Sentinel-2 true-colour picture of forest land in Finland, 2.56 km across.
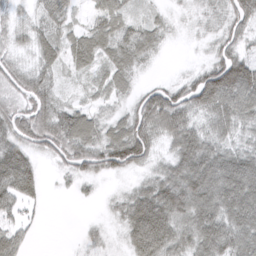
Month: March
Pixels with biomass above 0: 85%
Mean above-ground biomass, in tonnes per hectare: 55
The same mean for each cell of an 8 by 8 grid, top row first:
24 43 14 55 19 11 30 71
32 45 58 48 45 4 22 51
64 45 16 42 11 25 100 125
74 71 47 26 90 97 65 82
71 75 88 85 84 63 67 43
117 9 42 35 27 76 100 108
43 9 2 17 100 92 87 104
49 0 11 11 105 72 86 77
